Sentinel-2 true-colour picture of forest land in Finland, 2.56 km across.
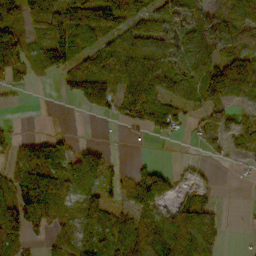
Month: October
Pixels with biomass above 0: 69%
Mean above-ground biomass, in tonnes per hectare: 79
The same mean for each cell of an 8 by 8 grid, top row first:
74 134 124 99 70 102 138 144
116 111 63 91 110 124 210 136
54 24 124 105 188 113 135 215
3 0 21 63 143 68 80 40
38 68 20 5 8 9 50 69
69 89 81 36 76 32 14 8
123 74 82 48 65 57 66 4
77 35 88 61 152 113 115 2
